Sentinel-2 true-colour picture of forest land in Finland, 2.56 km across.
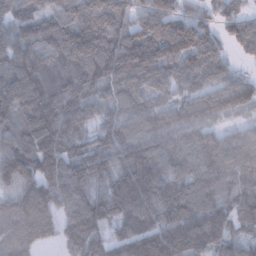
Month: February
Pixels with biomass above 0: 94%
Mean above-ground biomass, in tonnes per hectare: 112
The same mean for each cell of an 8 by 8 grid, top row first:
82 90 127 103 94 88 60 89
130 110 153 137 160 157 129 70
154 103 117 122 118 107 104 69
110 145 132 82 112 95 112 64
97 141 91 117 127 120 146 127
117 115 104 94 131 110 126 121
121 127 116 114 128 134 104 92
120 56 113 80 146 137 132 60
